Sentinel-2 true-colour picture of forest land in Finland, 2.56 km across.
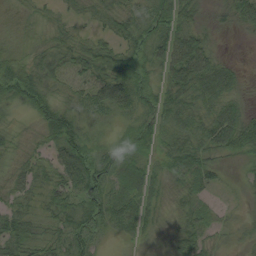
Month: August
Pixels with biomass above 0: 88%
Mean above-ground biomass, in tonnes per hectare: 36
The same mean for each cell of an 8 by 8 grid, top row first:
8 12 17 32 33 62 18 53
13 27 33 39 33 80 40 1
66 40 29 74 37 55 58 19
16 52 37 44 41 40 37 38
18 32 56 29 36 39 42 55
33 31 78 43 48 33 32 10
29 32 48 50 51 21 23 11
53 35 46 12 25 39 30 17
